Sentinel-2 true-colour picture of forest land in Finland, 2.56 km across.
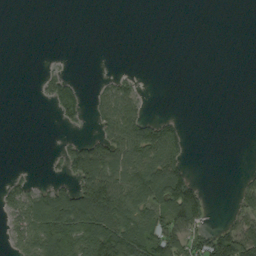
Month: September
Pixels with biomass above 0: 35%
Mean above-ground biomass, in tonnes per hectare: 37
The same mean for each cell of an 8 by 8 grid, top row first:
0 0 0 0 0 0 0 0
0 0 0 0 0 0 0 0
0 27 13 24 6 0 0 0
0 6 47 72 31 4 0 0
0 1 37 78 100 69 0 0
13 9 96 87 114 100 1 7
58 130 134 102 96 101 36 21
38 120 114 155 106 76 67 87
